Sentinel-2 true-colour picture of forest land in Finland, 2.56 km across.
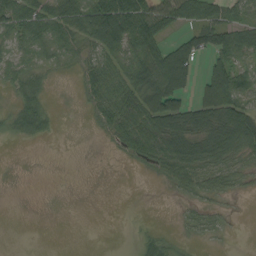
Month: August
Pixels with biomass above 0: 58%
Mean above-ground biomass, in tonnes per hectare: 39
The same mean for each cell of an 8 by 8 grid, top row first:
62 55 59 124 89 78 70 38
33 34 30 66 76 70 67 68
34 18 21 56 79 132 76 66
42 33 4 48 80 109 96 81
5 5 0 15 60 73 68 68
0 0 0 0 5 48 46 28
0 0 0 0 0 4 18 1
0 0 0 0 22 14 10 0
